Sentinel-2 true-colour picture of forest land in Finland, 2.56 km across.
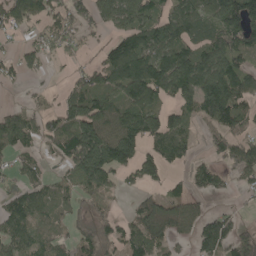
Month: May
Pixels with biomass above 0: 70%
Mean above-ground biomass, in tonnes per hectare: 91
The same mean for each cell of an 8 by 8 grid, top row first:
108 88 79 112 112 111 122 210
28 56 39 94 129 124 128 119
31 15 69 103 154 159 180 123
52 58 140 98 126 73 135 100
84 61 201 204 127 93 43 109
50 43 115 79 61 27 84 61
85 69 41 29 59 78 35 24
92 56 85 90 105 53 132 95
